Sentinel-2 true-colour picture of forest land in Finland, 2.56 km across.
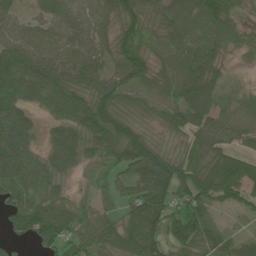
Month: June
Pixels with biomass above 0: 88%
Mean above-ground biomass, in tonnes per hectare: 72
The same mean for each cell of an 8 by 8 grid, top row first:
63 71 78 77 77 68 76 28
83 81 83 72 56 62 68 39
83 104 82 84 72 85 93 22
76 43 93 95 36 66 87 70
97 47 94 93 93 28 92 51
88 70 25 42 102 94 105 117
79 76 51 33 115 60 60 34
33 71 70 74 124 65 77 50
